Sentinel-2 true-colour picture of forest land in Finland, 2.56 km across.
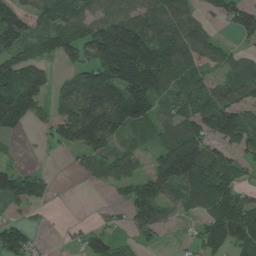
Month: June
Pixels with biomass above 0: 69%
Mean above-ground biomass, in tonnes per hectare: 94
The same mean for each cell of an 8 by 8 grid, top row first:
116 79 74 89 111 105 35 100
107 56 114 248 183 133 83 31
124 60 107 176 219 85 62 94
157 37 183 215 132 93 105 90
5 29 136 87 44 138 96 87
113 36 18 64 67 169 205 79
37 19 0 19 118 56 115 146
136 4 42 57 26 8 121 140
